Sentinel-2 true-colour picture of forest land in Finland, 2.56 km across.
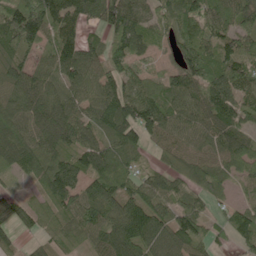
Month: June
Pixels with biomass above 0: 88%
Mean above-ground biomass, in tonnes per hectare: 95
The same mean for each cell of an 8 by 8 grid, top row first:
163 155 108 146 69 100 103 90
97 67 113 82 61 83 91 75
90 84 91 104 76 120 126 124
99 121 85 137 143 98 120 106
143 99 94 79 73 84 74 90
56 133 95 114 71 79 100 58
60 82 110 98 136 81 47 67
46 50 58 126 115 97 65 69
